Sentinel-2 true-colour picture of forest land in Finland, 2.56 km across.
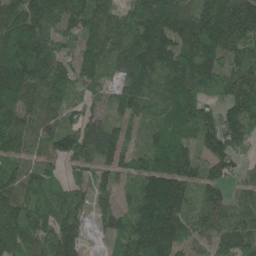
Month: May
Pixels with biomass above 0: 92%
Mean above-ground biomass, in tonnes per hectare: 120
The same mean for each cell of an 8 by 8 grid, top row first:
158 160 135 102 129 144 186 190
257 154 85 116 195 175 201 129
187 156 90 54 116 182 163 116
172 96 66 58 94 180 102 124
109 77 119 99 54 133 82 70
122 71 47 62 132 172 91 41
140 113 90 59 152 142 106 80
155 107 62 48 190 122 72 114
